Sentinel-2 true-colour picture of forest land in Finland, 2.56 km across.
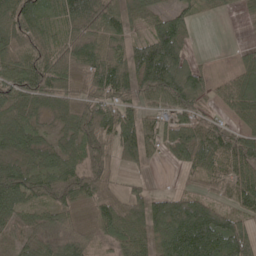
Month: May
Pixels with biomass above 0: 86%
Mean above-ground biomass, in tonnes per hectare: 76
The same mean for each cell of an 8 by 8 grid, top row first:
113 69 139 98 71 56 17 16
87 84 96 69 101 95 1 16
81 100 63 121 107 125 45 69
65 41 90 90 70 64 36 69
101 58 79 78 108 76 96 79
110 94 90 36 36 8 50 75
70 60 64 76 107 118 85 55
72 75 68 57 86 114 122 100
